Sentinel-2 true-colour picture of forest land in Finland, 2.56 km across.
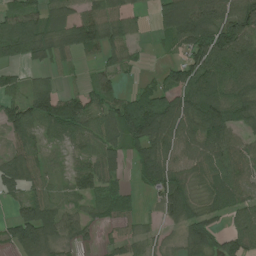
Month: July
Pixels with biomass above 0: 79%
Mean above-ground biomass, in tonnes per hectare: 75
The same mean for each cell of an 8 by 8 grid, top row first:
71 72 77 82 28 164 126 138
98 88 84 82 15 42 131 132
46 43 17 49 17 72 100 96
89 124 95 88 114 114 122 83
64 44 63 76 104 93 107 63
97 53 73 46 69 85 57 70
40 96 36 53 13 110 41 70
89 84 36 28 40 24 97 93
